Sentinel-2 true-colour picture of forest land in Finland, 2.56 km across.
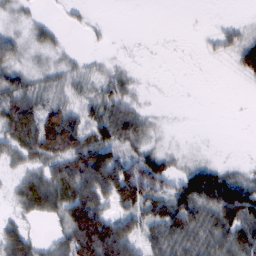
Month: February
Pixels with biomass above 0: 62%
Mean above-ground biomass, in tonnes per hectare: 42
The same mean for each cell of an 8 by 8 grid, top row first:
12 6 9 0 0 0 1 2
34 26 2 3 1 0 9 59
50 28 30 32 3 0 0 11
81 58 48 61 21 0 0 0
66 76 73 76 33 3 1 0
25 67 106 111 121 48 79 38
22 63 127 53 61 86 72 136
63 18 102 138 55 69 63 72
